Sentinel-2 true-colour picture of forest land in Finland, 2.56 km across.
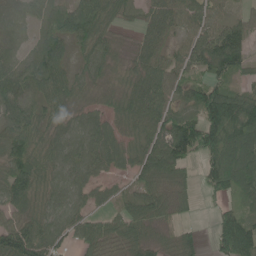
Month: June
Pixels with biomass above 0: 85%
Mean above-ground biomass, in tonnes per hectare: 61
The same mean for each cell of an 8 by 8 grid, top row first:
16 48 87 61 37 66 53 23
20 65 42 38 56 34 88 96
70 87 41 27 70 56 56 33
64 56 38 46 88 55 152 132
63 65 59 60 51 100 101 116
78 62 45 27 52 52 56 112
57 54 39 27 72 41 8 53
105 68 40 50 59 43 17 141
